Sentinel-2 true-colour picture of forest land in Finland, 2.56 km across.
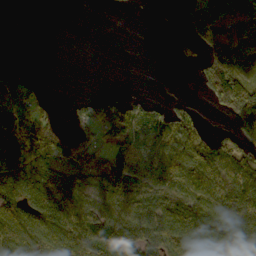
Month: October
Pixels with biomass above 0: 62%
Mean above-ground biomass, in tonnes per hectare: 55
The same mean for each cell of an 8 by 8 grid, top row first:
0 0 0 0 0 7 109 38
0 0 0 0 0 15 61 50
56 1 0 0 0 0 73 92
59 25 24 52 59 50 10 139
107 55 22 47 57 46 81 93
134 78 46 82 76 72 85 90
83 91 85 69 65 84 81 84
108 87 123 108 77 93 89 109
